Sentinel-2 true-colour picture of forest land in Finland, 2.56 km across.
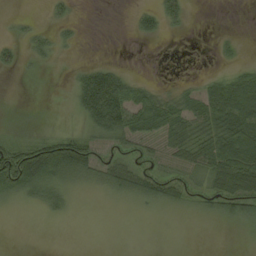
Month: August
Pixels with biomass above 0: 49%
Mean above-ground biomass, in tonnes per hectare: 27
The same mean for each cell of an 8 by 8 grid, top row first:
6 10 4 0 21 22 0 0
15 20 6 0 0 0 0 6
2 1 35 69 11 4 21 37
4 1 36 100 55 44 63 73
50 76 78 38 27 42 54 92
111 77 45 46 41 27 44 88
11 22 3 6 17 25 25 44
0 0 0 0 0 0 0 5
